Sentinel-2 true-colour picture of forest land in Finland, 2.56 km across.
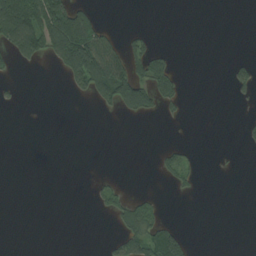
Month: August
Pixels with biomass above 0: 18%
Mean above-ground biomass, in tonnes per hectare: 28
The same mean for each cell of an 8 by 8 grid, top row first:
188 142 89 0 0 0 0 0
110 105 222 59 36 4 0 0
10 0 83 135 75 49 0 35
3 0 0 17 54 18 0 3
0 0 0 0 0 10 0 6
0 0 0 6 0 30 0 1
0 0 0 27 47 0 0 0
0 0 0 20 89 89 0 0
